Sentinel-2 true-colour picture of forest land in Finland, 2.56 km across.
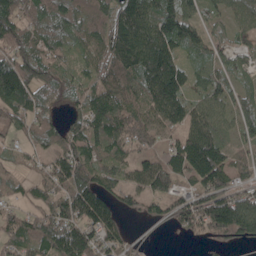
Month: May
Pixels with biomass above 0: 85%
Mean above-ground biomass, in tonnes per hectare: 103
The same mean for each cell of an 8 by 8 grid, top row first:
124 120 90 110 151 171 53 84
94 85 61 117 142 141 78 53
176 95 50 103 121 167 90 52
104 61 69 149 117 128 99 102
36 72 123 125 87 117 193 73
36 85 132 81 120 122 190 72
42 94 173 104 55 95 164 225
88 133 140 83 11 6 51 86
